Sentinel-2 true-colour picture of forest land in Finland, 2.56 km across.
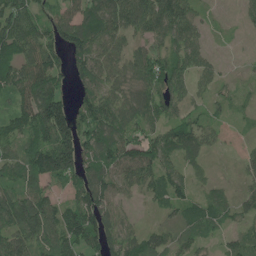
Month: June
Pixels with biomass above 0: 82%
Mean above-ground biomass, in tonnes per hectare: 83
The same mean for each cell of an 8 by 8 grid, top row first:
130 60 84 117 122 128 20 23
111 107 111 78 59 88 31 3
111 125 72 75 102 99 48 14
78 172 77 100 96 64 42 25
69 133 135 113 103 87 49 12
87 141 111 101 87 74 19 24
167 117 127 81 16 58 69 54
122 113 125 93 69 65 40 51
